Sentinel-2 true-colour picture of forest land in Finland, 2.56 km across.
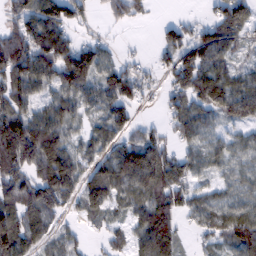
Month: February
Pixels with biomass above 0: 78%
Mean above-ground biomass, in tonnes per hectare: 76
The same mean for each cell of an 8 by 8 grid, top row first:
65 118 53 50 28 13 27 101
138 131 72 22 7 88 106 44
111 73 112 100 45 80 91 55
99 76 58 86 12 65 67 82
187 134 56 69 98 48 58 50
112 114 81 110 128 90 39 58
107 90 52 56 83 82 63 71
120 48 32 47 87 65 42 113
